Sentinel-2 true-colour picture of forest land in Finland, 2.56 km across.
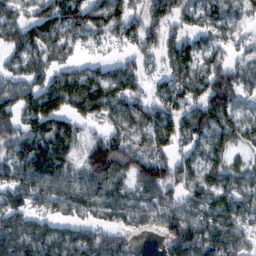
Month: February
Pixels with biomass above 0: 84%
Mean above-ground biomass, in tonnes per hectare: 86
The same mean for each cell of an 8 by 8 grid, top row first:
78 120 111 111 84 76 87 64
95 85 44 37 82 62 58 55
76 87 119 105 46 86 118 74
109 147 79 87 102 101 115 72
89 124 78 114 74 70 82 47
86 110 72 91 106 93 72 69
87 62 73 67 84 88 106 103
121 95 107 79 7 109 107 86
